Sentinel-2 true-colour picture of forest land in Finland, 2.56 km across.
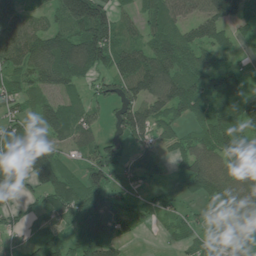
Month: June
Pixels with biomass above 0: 80%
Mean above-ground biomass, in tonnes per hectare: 78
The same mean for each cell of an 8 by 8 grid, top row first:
81 43 179 97 67 70 89 70
124 118 133 103 77 98 86 22
70 81 71 80 129 107 98 70
50 89 58 39 108 72 75 107
122 105 68 55 55 51 73 87
73 128 67 71 57 32 110 95
66 66 106 106 52 38 45 95
28 81 71 80 4 29 40 73
